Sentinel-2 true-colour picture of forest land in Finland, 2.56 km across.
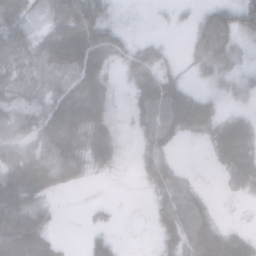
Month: November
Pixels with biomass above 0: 71%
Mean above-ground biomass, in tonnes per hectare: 47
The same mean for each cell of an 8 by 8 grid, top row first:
85 41 96 28 5 6 35 47
73 91 148 55 30 6 51 30
64 65 78 28 61 42 19 25
63 78 94 41 48 73 42 22
58 74 74 66 32 23 23 78
103 88 37 10 22 38 1 48
97 25 1 8 4 60 26 1
105 50 3 26 3 50 61 43
